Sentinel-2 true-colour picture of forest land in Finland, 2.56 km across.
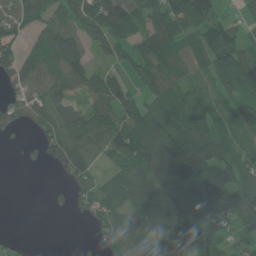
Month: June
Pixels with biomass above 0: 75%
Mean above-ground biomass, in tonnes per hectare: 82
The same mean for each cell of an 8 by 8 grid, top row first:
83 60 94 104 56 98 100 28
71 102 107 61 77 89 125 109
86 100 81 70 88 58 66 122
84 77 78 99 94 83 67 111
14 80 54 77 123 142 142 72
0 5 95 58 120 184 169 123
0 13 50 80 97 111 150 167
19 0 3 54 94 96 68 34
